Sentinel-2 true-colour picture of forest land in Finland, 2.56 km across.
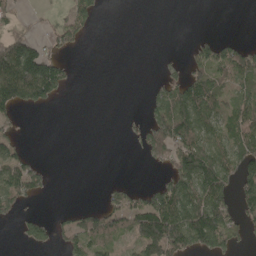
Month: May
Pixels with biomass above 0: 42%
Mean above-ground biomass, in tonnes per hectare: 60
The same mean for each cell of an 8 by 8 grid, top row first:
22 10 77 0 0 0 0 0
151 57 23 0 0 1 67 62
205 176 1 0 2 57 94 77
43 10 0 0 26 142 104 87
40 0 0 0 63 150 111 112
113 22 0 1 0 120 155 116
48 2 32 78 120 158 165 88
13 40 88 59 128 144 121 52
